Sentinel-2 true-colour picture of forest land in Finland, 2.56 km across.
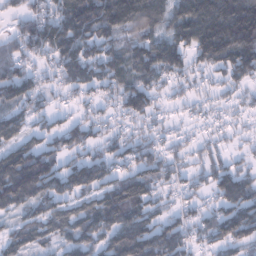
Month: January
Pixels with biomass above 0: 81%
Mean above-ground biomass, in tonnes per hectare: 84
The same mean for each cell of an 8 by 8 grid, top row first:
40 78 151 127 131 95 146 189
70 88 112 80 105 104 134 157
105 39 93 82 87 50 33 60
74 50 32 40 87 21 36 30
74 63 82 62 66 37 39 24
195 148 116 68 88 52 65 81
85 72 65 138 101 42 44 111
71 49 102 106 150 113 63 90
